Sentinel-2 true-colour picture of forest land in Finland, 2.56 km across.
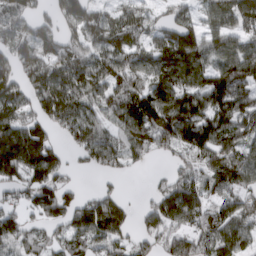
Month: March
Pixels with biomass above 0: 81%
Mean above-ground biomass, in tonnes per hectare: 99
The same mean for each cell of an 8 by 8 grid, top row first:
109 53 124 67 62 70 67 124
90 93 86 108 84 143 99 93
93 130 113 108 99 143 108 115
112 114 103 96 170 174 139 114
233 121 89 82 90 107 124 97
107 147 11 33 6 60 89 118
66 119 91 91 39 143 74 93
94 62 85 84 68 96 93 123
